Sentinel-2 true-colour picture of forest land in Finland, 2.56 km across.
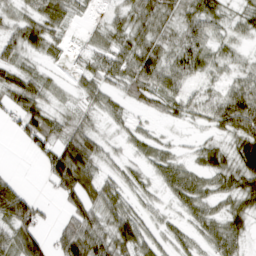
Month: March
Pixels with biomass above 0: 75%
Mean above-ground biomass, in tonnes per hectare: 37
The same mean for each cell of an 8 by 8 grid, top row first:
27 39 14 19 55 39 46 22
38 28 11 42 55 42 37 11
51 19 25 36 63 44 20 32
51 47 19 20 17 26 36 83
10 52 69 11 25 11 20 45
9 43 88 19 17 45 34 53
108 10 57 50 19 18 30 33
54 31 87 61 43 23 28 32
